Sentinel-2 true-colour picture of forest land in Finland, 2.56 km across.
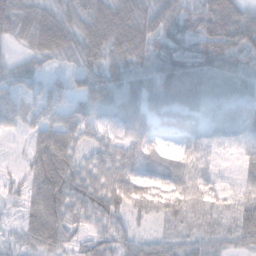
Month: November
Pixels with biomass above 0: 91%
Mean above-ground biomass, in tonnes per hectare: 55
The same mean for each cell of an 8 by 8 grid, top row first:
67 63 65 98 79 77 85 78
20 70 67 71 70 54 82 90
40 36 50 72 70 106 77 71
48 62 70 55 68 69 49 48
6 82 46 46 44 23 37 29
19 102 62 59 42 56 29 25
23 95 64 62 37 40 34 39
26 77 28 55 30 28 32 44
